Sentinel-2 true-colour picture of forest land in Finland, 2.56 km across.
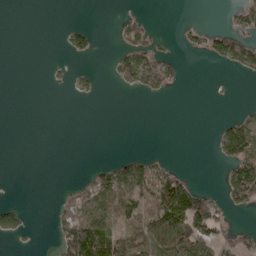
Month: May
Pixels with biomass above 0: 28%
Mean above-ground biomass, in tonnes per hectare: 32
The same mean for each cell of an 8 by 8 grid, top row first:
0 0 0 2 18 0 0 43
0 0 36 11 62 9 44 98
0 5 14 20 91 32 2 7
0 0 0 0 0 0 0 9
0 0 0 0 0 0 3 114
0 0 9 70 86 52 0 125
37 3 84 85 50 120 105 42
11 4 156 90 52 97 72 47
